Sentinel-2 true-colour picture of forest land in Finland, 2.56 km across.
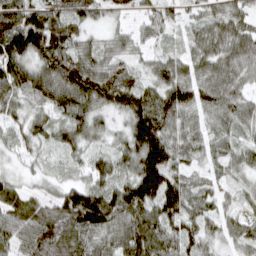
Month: March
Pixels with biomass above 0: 94%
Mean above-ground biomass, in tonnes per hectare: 70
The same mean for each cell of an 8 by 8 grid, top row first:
112 90 65 34 37 34 53 57
120 115 64 45 31 24 75 85
89 101 124 93 43 87 73 62
43 49 76 68 120 100 57 68
37 39 55 37 149 80 53 47
24 24 30 75 149 69 22 37
73 65 144 101 109 86 40 30
65 99 88 76 107 80 44 45
